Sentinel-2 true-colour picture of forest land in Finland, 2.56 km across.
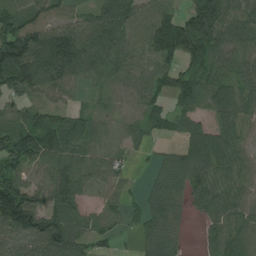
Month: August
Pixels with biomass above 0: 85%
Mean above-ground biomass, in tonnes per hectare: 77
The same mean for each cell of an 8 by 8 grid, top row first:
99 73 40 117 79 77 177 96
171 149 118 98 73 129 114 69
155 104 52 51 64 91 77 62
53 62 47 37 76 60 53 69
119 108 79 37 32 28 92 53
95 61 93 59 13 73 71 51
203 102 49 32 43 41 51 63
82 139 74 31 36 31 31 66
